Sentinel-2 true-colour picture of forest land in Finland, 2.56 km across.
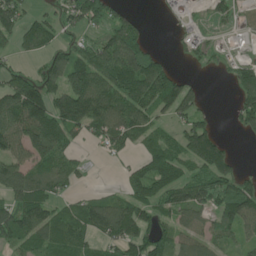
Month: June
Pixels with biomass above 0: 69%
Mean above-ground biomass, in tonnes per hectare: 80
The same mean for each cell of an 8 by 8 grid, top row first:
93 45 84 64 9 24 15 32
50 66 53 124 74 14 41 4
83 86 155 116 160 85 5 73
180 155 196 131 100 103 27 82
100 154 32 62 54 60 165 6
143 77 42 9 89 81 98 57
127 88 60 105 76 100 76 134
89 87 64 75 91 72 70 48
